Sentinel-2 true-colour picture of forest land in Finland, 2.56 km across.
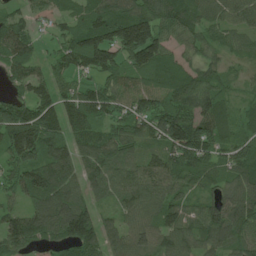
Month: June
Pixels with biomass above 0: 92%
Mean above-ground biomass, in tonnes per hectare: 96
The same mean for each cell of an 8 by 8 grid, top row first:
50 37 79 121 121 112 74 92
101 26 147 161 216 55 60 40
70 82 53 69 79 102 88 31
129 122 124 78 97 132 121 49
182 134 81 102 82 154 123 77
87 132 78 92 98 106 91 92
56 132 116 48 98 88 87 130
109 78 133 75 94 111 91 96
